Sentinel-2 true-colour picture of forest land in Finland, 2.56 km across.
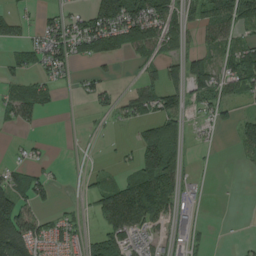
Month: August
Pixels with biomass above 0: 54%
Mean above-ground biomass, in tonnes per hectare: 47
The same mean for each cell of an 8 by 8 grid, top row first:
37 23 47 123 117 56 70 75
46 81 48 55 50 47 31 60
36 35 27 17 27 58 89 80
56 17 4 28 56 70 33 25
8 9 7 5 92 84 8 35
50 33 15 16 104 73 2 2
126 28 15 110 108 47 5 1
140 64 38 84 35 40 11 8
